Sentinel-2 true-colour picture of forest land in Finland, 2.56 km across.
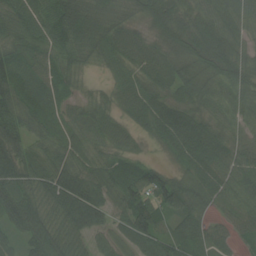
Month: August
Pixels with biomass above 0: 94%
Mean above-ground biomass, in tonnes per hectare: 68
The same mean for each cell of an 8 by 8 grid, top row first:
74 71 113 65 63 90 68 67
65 66 80 70 61 80 105 53
92 62 25 29 59 82 74 70
84 67 34 39 68 81 52 58
80 53 58 52 21 89 79 49
81 79 86 82 80 52 75 66
82 70 120 49 101 90 51 60
36 85 49 49 76 70 61 27
